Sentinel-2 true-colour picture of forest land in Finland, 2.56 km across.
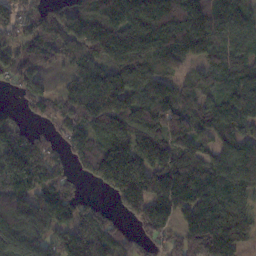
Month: November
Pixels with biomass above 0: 88%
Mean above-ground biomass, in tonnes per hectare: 120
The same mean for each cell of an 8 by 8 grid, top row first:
90 115 106 99 138 144 135 87
90 116 124 133 113 105 70 83
79 53 111 152 107 66 57 101
42 92 176 175 157 131 100 116
145 84 130 164 157 157 84 101
168 116 62 217 212 193 134 123
123 134 104 49 164 148 155 100
127 96 167 108 71 100 200 97
